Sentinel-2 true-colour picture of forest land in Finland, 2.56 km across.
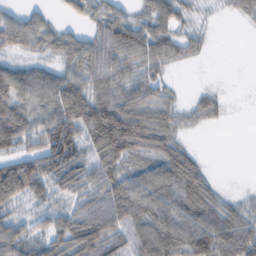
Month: February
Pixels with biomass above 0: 78%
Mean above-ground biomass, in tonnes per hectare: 58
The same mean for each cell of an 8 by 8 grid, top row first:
32 18 29 55 34 50 8 22
45 50 74 88 88 58 16 0
78 62 70 83 55 6 1 0
78 73 106 132 80 40 37 0
67 89 85 125 77 50 0 0
131 79 66 66 57 95 30 0
39 41 51 80 82 76 70 35
68 59 91 79 96 88 85 77
